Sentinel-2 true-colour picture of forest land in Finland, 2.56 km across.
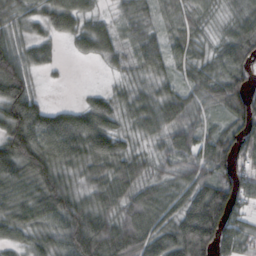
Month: October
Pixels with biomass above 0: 90%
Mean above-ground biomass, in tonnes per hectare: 68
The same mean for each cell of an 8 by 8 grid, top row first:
56 72 83 31 44 45 34 50
63 45 39 58 64 54 39 104
125 8 0 17 40 42 68 87
99 60 54 62 67 87 40 96
107 86 93 70 28 54 83 84
79 98 46 73 45 47 69 64
73 95 80 62 77 63 144 54
46 63 120 114 91 98 117 66
